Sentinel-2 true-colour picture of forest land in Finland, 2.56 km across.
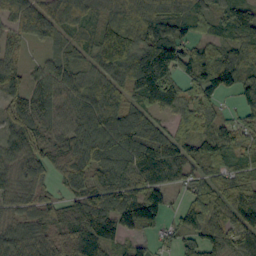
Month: September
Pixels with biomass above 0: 91%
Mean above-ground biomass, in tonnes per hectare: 84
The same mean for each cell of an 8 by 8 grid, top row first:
97 71 70 67 79 77 68 114
50 32 47 156 120 86 47 76
75 89 82 83 172 86 80 81
68 68 106 108 81 75 78 49
76 64 116 136 144 92 114 77
82 58 97 122 96 67 60 79
50 64 95 123 147 33 104 104
78 75 80 97 43 26 75 78
